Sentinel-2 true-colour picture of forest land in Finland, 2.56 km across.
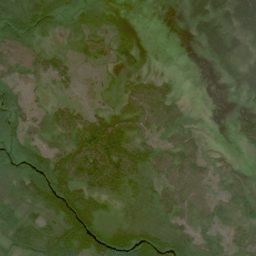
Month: July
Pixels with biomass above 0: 71%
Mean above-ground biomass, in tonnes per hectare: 34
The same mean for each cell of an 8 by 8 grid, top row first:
50 47 17 4 0 6 44 47
42 20 14 26 9 0 34 19
28 29 14 10 25 5 1 34
48 22 23 24 42 24 0 30
42 35 59 85 44 27 6 23
37 79 91 111 44 43 25 12
30 52 98 19 20 43 32 32
41 40 74 62 48 48 27 30
